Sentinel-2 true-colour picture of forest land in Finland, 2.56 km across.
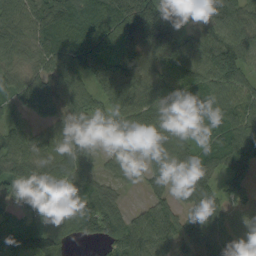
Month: September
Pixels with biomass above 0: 92%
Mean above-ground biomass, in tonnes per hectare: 89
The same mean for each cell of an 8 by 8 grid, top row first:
96 130 127 145 206 90 112 106
78 107 126 86 125 119 110 124
62 71 70 124 109 88 106 108
45 57 75 89 107 92 99 107
89 83 71 57 88 105 81 115
89 89 86 44 44 64 81 56
57 69 104 79 42 57 96 54
73 102 42 71 95 60 80 75
